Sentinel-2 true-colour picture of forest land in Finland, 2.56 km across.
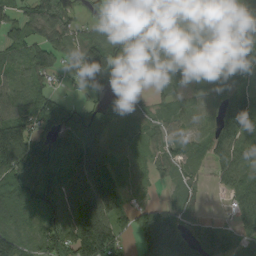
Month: September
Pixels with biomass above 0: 85%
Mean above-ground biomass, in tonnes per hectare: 83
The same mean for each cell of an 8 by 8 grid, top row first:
55 107 25 56 85 67 71 113
68 101 94 98 78 68 75 69
58 45 50 73 30 75 67 84
91 96 71 54 30 49 56 188
183 124 140 74 33 37 67 130
125 99 166 107 30 25 24 103
83 92 122 129 56 64 12 71
84 73 153 107 111 138 147 77
